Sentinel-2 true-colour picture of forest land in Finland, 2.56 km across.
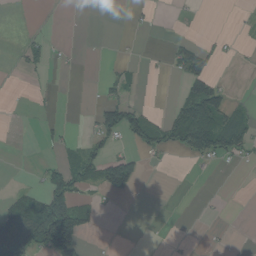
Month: August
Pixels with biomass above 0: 23%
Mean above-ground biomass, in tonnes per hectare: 29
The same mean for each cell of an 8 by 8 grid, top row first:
1 1 0 1 5 2 0 2
9 21 2 0 1 42 30 6
0 4 0 23 6 14 69 0
1 3 2 78 46 42 140 35
0 15 26 30 57 56 99 75
0 66 65 97 20 0 2 1
69 170 62 3 0 0 1 0
104 176 73 0 0 2 2 0
